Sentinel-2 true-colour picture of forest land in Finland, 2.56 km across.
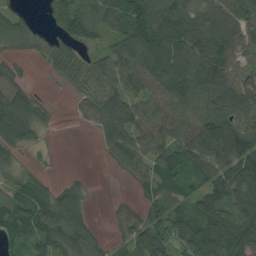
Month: August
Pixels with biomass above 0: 80%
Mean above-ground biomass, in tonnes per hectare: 72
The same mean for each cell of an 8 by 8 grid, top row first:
42 29 98 77 103 113 82 70
29 28 44 60 118 133 126 66
39 3 33 78 89 117 124 67
120 19 22 85 84 88 85 84
77 9 0 71 103 97 143 134
41 14 10 7 69 57 63 138
96 88 71 18 43 57 91 98
42 96 103 35 86 66 111 100
